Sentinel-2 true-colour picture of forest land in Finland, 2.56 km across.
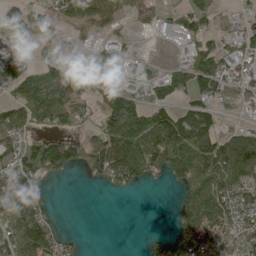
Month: May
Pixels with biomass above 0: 63%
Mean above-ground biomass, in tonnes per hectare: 72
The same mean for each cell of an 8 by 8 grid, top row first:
54 50 73 62 32 60 62 37
66 32 27 55 3 35 67 60
73 88 84 81 47 94 114 54
66 108 59 127 109 85 97 16
74 70 58 134 162 137 149 95
88 71 9 102 75 71 126 118
97 60 0 0 0 47 167 102
102 118 19 3 20 93 87 82
